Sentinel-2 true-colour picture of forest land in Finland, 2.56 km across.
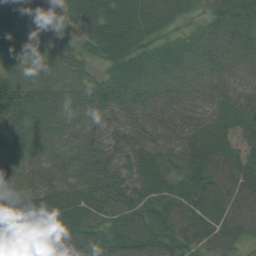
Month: August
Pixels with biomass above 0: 94%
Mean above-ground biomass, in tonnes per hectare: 52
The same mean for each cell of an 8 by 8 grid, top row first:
27 6 54 62 54 28 40 68
26 24 30 62 40 25 42 53
42 41 35 47 43 32 35 39
95 80 76 77 84 66 46 52
60 48 58 65 77 58 66 40
31 50 60 85 70 41 68 65
60 60 62 60 55 51 60 49
55 32 63 61 72 58 45 37
